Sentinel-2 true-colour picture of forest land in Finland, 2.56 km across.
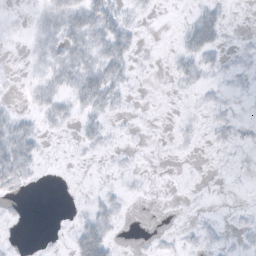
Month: October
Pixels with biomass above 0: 38%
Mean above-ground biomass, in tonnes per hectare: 8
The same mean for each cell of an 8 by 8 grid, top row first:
2 19 31 22 4 0 22 1
1 16 26 29 3 8 26 4
1 17 30 26 1 9 7 5
9 16 13 9 1 1 6 2
35 2 7 3 1 3 3 5
23 1 0 3 2 0 1 1
3 0 2 12 0 0 1 2
1 1 31 13 1 3 5 4
